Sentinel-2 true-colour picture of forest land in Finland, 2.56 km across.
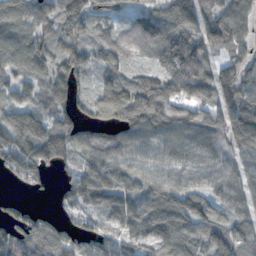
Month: November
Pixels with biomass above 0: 88%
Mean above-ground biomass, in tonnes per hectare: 87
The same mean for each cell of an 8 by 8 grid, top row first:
110 87 144 68 82 135 90 82
115 96 100 95 61 150 93 51
71 90 68 84 88 121 95 90
96 92 58 121 135 90 78 104
119 149 86 98 107 93 95 86
52 29 78 87 81 81 70 65
38 10 54 71 81 96 84 63
106 91 72 68 70 96 85 93
